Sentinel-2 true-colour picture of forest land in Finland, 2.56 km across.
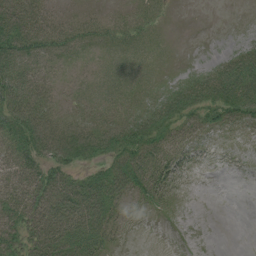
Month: July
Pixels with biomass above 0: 67%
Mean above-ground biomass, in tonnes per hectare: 34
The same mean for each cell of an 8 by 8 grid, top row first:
75 32 14 12 20 1 0 0
71 40 24 19 16 1 0 19
66 20 8 22 15 20 59 84
70 40 16 22 38 58 51 58
57 79 83 74 70 33 13 5
53 55 34 57 60 25 0 0
61 72 71 46 15 9 0 0
57 79 73 22 0 1 0 0
